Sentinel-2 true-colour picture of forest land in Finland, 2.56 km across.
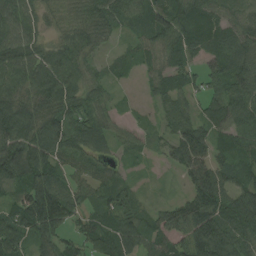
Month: August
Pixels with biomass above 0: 89%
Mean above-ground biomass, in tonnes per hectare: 68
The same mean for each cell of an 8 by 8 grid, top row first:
84 37 61 68 72 95 75 53
99 58 76 17 51 75 63 77
80 103 73 26 27 64 48 69
102 78 76 37 8 75 52 80
101 109 77 43 20 67 75 67
96 96 40 48 7 17 92 65
89 161 66 70 30 48 96 102
93 66 58 68 70 63 132 85
